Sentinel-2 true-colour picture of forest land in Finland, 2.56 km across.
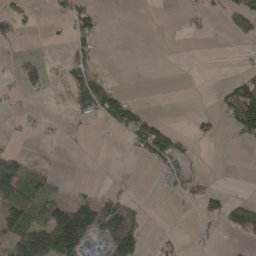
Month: April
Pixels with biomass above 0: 28%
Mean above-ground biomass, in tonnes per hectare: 32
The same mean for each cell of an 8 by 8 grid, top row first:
41 7 61 0 0 3 17 61
5 0 33 0 0 0 0 6
20 25 65 19 0 0 0 49
10 4 38 85 27 0 7 138
5 3 5 2 87 55 3 16
99 26 0 4 0 32 11 0
106 77 113 71 12 3 32 56
85 146 124 91 45 17 7 14
